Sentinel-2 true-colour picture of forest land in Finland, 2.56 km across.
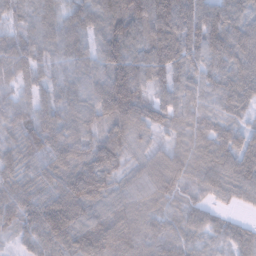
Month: January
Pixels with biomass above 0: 97%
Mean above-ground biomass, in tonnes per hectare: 86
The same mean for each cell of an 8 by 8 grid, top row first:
45 59 64 108 120 125 101 78
82 68 62 140 77 120 100 100
76 59 61 139 73 78 75 101
70 78 84 138 97 76 57 61
68 104 86 104 48 57 90 93
75 80 125 80 87 113 88 120
99 128 124 88 84 58 54 34
30 91 100 127 103 79 38 64
